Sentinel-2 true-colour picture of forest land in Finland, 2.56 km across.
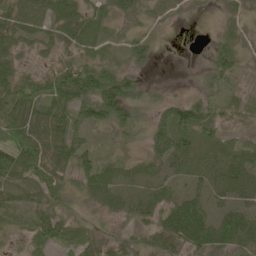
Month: May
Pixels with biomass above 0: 86%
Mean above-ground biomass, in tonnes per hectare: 40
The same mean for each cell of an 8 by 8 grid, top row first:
57 57 47 28 24 14 6 18
36 25 42 25 39 5 13 21
59 40 86 70 21 2 22 25
68 61 61 77 26 58 43 29
69 74 49 19 26 55 31 26
69 60 49 43 29 21 29 56
30 49 23 32 35 55 38 52
15 44 33 32 35 54 58 71
